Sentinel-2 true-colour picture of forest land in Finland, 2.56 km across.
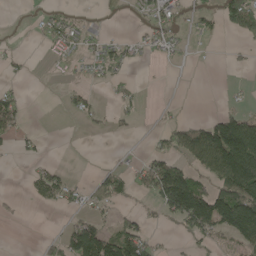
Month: May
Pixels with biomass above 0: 36%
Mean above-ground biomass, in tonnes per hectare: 40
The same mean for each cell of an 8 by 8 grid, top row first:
1 24 12 8 21 31 30 95
4 20 27 30 23 17 5 10
8 2 8 20 2 0 0 2
48 0 26 15 6 4 6 37
21 6 0 2 1 54 153 218
0 55 4 42 47 117 70 211
6 15 24 32 8 110 165 185
0 13 142 105 77 5 32 77
